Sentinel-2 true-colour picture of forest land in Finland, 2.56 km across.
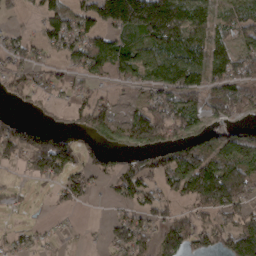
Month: March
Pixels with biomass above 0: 67%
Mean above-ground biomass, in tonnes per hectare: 74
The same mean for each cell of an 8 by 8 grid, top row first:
23 83 97 159 217 157 91 91
65 54 101 109 72 84 82 69
64 57 39 48 56 131 84 109
16 21 63 57 81 100 71 81
96 126 47 56 98 99 86 71
10 89 65 47 80 101 169 116
18 12 20 14 64 40 79 74
27 10 4 58 60 108 68 105
